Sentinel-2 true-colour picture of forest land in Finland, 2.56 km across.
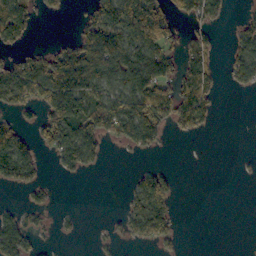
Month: October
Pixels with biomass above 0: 45%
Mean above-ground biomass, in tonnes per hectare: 57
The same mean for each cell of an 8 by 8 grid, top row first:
89 16 21 124 190 67 62 19
44 27 100 110 99 51 51 70
114 141 136 70 108 95 79 62
46 76 103 121 118 119 59 0
99 59 129 26 60 2 0 0
77 9 25 0 46 23 0 4
21 25 3 0 125 41 0 0
124 7 6 19 66 39 0 0
